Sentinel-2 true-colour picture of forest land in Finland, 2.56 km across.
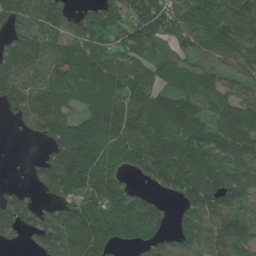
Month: June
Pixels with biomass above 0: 83%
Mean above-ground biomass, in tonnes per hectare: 91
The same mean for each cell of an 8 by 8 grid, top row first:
93 87 45 98 110 95 107 124
111 78 88 69 83 48 76 95
105 85 87 130 84 71 63 61
54 130 77 140 114 128 62 123
1 68 213 112 114 130 114 145
0 86 143 104 48 110 139 82
98 46 99 114 86 29 110 74
26 103 124 71 65 60 78 78
